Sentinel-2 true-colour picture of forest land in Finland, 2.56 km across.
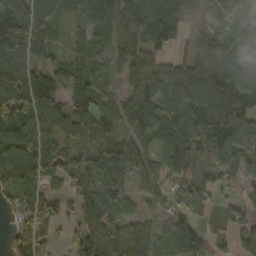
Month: October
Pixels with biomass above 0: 84%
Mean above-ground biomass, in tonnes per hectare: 80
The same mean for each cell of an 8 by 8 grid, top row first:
107 92 33 71 79 72 32 86
118 90 51 64 62 34 66 89
104 124 85 54 78 99 76 86
130 106 94 61 99 89 96 88
107 49 89 81 60 91 103 78
105 96 90 96 82 78 73 48
62 101 73 94 27 55 48 47
115 102 78 79 79 96 51 54
